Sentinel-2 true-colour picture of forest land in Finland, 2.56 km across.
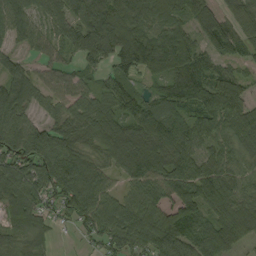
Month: September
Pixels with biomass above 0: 88%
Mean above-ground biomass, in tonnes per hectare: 88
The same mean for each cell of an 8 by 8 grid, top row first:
99 70 101 119 88 57 92 33
48 56 90 102 131 142 64 42
98 56 53 64 58 125 83 69
109 43 81 104 115 99 103 92
132 137 72 106 111 97 63 70
112 122 132 55 89 84 83 69
108 60 112 113 114 111 65 77
59 38 21 103 118 137 110 70
